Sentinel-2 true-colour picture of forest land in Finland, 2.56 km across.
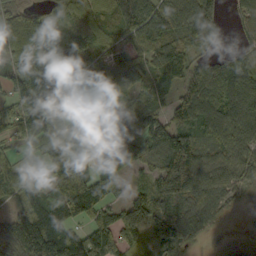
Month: September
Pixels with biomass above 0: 86%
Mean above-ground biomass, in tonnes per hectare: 95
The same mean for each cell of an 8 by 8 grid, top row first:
62 46 75 70 104 107 91 52
76 62 139 82 86 95 35 45
94 178 145 104 66 83 105 91
82 124 153 146 160 78 78 96
40 98 89 176 112 145 84 100
65 94 94 77 50 181 87 77
56 124 144 77 130 64 75 16
173 222 109 119 73 108 18 13
